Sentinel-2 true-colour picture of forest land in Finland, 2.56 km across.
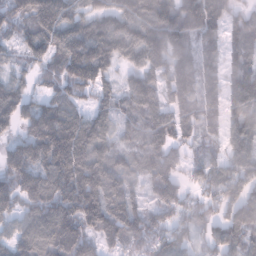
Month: January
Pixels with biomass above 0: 91%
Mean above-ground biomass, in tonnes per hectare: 114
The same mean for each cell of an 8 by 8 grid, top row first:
122 177 96 124 146 159 153 63
59 118 163 125 147 122 72 74
61 69 166 61 116 116 78 128
141 131 81 100 130 104 90 124
87 215 176 86 90 76 48 113
166 157 167 117 80 90 95 119
102 156 179 130 76 104 68 126
106 163 156 88 116 88 59 93
